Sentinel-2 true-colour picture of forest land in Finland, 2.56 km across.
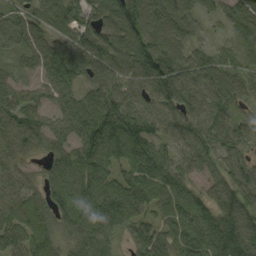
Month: September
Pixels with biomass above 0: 92%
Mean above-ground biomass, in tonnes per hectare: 72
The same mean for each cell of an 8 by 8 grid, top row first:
46 66 68 87 138 96 34 71
39 69 96 91 123 84 30 45
37 56 63 71 91 118 87 61
77 42 75 103 69 83 83 37
67 54 71 104 90 51 76 68
55 46 79 54 100 64 42 78
77 67 92 94 60 76 72 99
64 70 61 44 26 72 100 118
